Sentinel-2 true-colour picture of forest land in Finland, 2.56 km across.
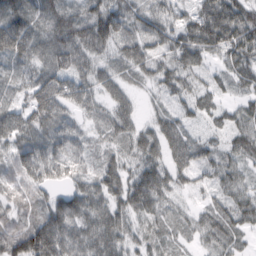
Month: February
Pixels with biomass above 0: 95%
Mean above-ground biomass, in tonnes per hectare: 56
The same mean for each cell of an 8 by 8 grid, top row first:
65 51 50 74 54 42 80 78
74 59 80 44 58 64 70 72
29 71 60 47 32 56 29 39
44 89 37 51 21 38 34 35
54 59 40 37 67 70 32 42
58 55 42 69 68 49 28 35
61 76 71 71 59 25 29 54
115 160 86 83 40 28 38 26
